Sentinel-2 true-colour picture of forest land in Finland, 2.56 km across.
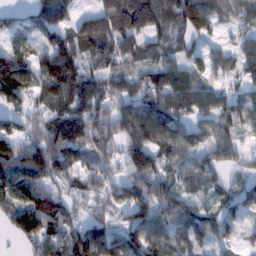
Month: February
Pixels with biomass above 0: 86%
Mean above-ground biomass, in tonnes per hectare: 97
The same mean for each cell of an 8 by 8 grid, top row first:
48 168 67 178 193 126 138 84
61 97 108 119 89 68 50 61
144 136 111 77 75 103 52 53
88 64 125 101 123 97 91 95
104 119 151 98 136 111 74 47
131 125 87 68 135 84 92 38
112 114 44 94 145 105 47 81
38 89 113 115 116 81 69 35
